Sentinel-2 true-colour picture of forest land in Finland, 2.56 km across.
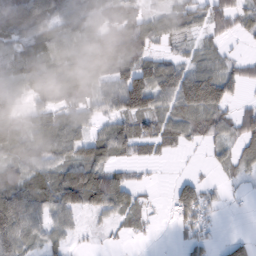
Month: February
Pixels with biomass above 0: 76%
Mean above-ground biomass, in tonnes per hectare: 64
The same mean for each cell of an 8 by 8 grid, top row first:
99 76 83 55 51 58 57 45
66 78 89 115 70 21 39 8
63 76 90 89 125 107 117 48
62 72 74 69 117 76 92 43
86 86 81 95 69 53 39 52
64 73 108 79 13 16 11 25
141 82 82 84 40 73 56 5
98 47 11 12 10 10 37 40
